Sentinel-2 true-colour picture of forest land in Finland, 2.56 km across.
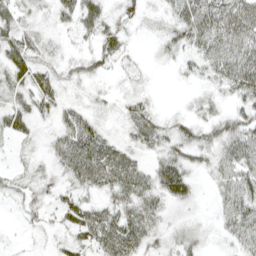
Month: April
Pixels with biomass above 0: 78%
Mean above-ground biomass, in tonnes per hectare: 33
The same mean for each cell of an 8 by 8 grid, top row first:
30 18 42 23 22 39 68 84
44 24 13 31 4 31 49 64
38 29 28 12 9 8 28 70
40 26 28 15 34 9 26 40
17 19 63 33 40 48 47 59
24 23 48 56 37 54 23 47
11 23 41 35 45 22 6 51
4 10 30 54 44 32 15 39
